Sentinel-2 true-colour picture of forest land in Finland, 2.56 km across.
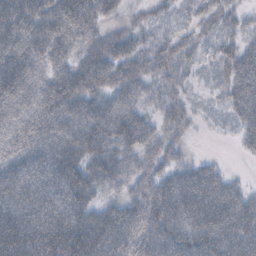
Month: October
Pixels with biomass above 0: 88%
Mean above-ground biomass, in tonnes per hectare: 68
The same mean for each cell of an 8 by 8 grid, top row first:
99 88 106 28 16 16 32 24
89 83 61 66 43 40 19 45
103 71 94 73 53 34 12 76
77 105 97 84 44 43 9 59
92 96 101 75 57 30 1 20
94 88 95 61 48 60 64 11
95 89 92 53 80 96 103 83
118 104 133 104 82 85 94 86
